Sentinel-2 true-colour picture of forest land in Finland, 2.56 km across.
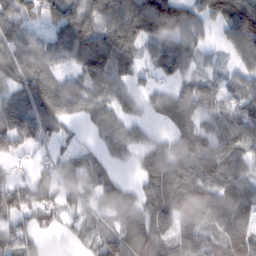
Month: February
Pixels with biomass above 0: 81%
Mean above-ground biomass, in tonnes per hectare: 76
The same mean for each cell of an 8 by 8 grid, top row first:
89 64 96 97 133 118 72 150
78 90 82 112 77 85 25 68
66 86 70 99 36 60 50 46
99 89 55 66 38 82 58 71
92 37 23 64 57 76 81 78
32 43 93 36 61 104 104 79
90 70 48 60 80 109 99 89
91 12 48 103 103 106 84 96
